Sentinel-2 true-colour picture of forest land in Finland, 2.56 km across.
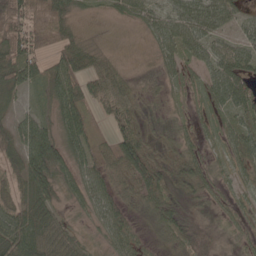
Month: May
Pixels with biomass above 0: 77%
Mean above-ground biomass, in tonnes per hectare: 42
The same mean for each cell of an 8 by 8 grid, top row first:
78 75 9 15 34 45 56 33
93 32 12 3 5 43 42 45
64 50 39 42 10 19 43 77
25 19 62 17 13 8 20 46
71 78 50 50 56 26 15 48
53 90 44 61 72 51 34 25
67 59 16 64 31 34 20 20
103 77 26 39 17 39 40 17
